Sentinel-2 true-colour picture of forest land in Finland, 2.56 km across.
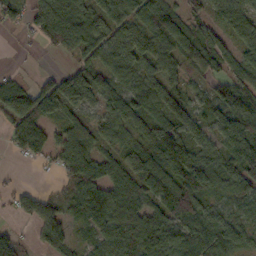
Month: October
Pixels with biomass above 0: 83%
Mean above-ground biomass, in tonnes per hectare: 67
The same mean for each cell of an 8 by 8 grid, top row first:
31 101 87 76 78 74 59 77
5 38 77 68 72 83 80 68
26 41 80 70 64 46 48 59
84 54 41 73 70 80 49 97
49 64 92 53 76 114 51 98
5 6 91 69 107 98 105 86
42 49 64 106 76 121 54 46
34 60 18 81 83 86 84 53
